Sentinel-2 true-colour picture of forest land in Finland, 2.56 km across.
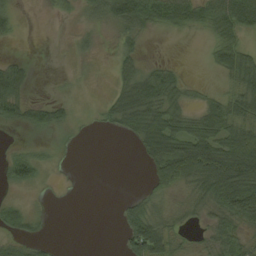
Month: August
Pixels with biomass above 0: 57%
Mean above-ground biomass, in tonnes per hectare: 36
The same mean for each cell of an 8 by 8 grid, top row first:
23 6 16 68 78 64 62 79
2 0 10 11 15 0 19 53
62 1 3 16 57 39 4 58
47 45 6 42 81 52 50 59
7 10 6 0 62 72 84 96
38 7 0 0 15 75 115 133
26 3 0 2 34 18 39 91
29 11 0 0 116 38 26 42
